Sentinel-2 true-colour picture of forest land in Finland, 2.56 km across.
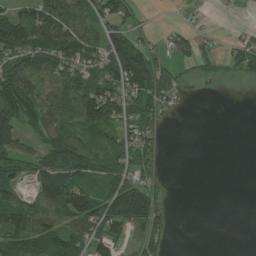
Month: July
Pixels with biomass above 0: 61%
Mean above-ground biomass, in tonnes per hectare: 59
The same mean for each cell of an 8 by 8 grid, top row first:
55 97 85 89 14 2 6 2
93 94 94 93 62 41 14 45
118 80 88 97 137 38 16 20
113 86 124 94 80 20 0 0
71 73 110 73 69 0 0 0
57 102 82 74 51 0 0 0
109 93 132 116 138 4 0 0
88 95 78 78 61 5 0 0
